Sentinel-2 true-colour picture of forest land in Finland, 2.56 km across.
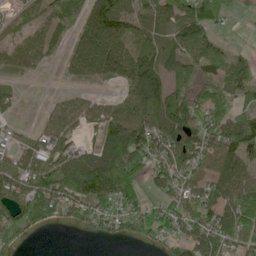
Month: June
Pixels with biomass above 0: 74%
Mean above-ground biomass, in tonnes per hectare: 77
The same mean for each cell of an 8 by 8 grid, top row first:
25 52 37 148 64 57 63 18
57 45 75 122 61 58 85 14
17 2 31 53 153 63 63 91
24 28 73 59 89 120 77 59
34 73 51 161 123 113 90 133
111 128 212 195 59 91 87 95
119 134 94 91 65 73 102 100
58 0 4 42 50 64 117 69
